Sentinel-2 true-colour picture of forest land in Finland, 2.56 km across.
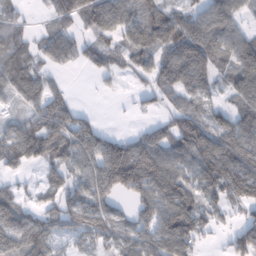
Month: February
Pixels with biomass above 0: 75%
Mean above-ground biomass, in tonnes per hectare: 81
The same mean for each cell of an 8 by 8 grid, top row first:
42 30 79 140 86 76 86 48
73 63 59 60 100 103 115 118
93 46 1 24 37 114 85 137
27 104 39 1 25 68 63 107
104 108 122 100 102 112 119 112
18 50 85 163 147 98 113 127
107 55 104 75 74 128 60 54
111 92 47 64 84 134 16 70
